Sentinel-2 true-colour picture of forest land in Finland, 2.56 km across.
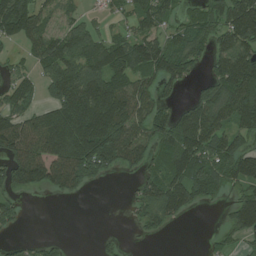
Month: July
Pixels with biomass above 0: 67%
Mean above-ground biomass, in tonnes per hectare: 93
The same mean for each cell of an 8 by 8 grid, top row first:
199 59 37 25 93 54 91 154
36 121 119 97 103 98 77 143
62 85 153 122 81 85 60 165
95 96 210 207 117 74 139 161
130 150 203 189 104 135 125 62
118 130 164 38 58 117 157 121
52 0 0 0 84 100 18 120
22 28 0 17 13 0 15 54
